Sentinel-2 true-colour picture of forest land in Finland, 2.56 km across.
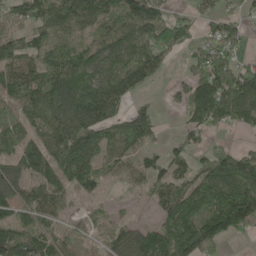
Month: May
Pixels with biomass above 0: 78%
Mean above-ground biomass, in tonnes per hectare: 99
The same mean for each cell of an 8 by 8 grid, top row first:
75 126 132 110 133 59 43 37
119 63 71 106 111 107 68 35
105 106 118 105 82 24 163 143
73 160 180 94 81 20 191 121
74 145 162 122 112 34 33 19
97 136 150 46 86 84 132 230
90 84 24 9 12 158 150 229
159 79 42 45 100 172 165 18
